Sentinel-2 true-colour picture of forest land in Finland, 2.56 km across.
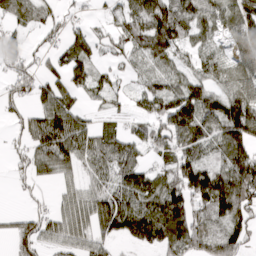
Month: March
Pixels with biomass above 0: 76%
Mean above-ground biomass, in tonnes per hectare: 61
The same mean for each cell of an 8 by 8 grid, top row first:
50 40 13 24 95 103 71 100
49 34 67 30 69 68 38 67
60 40 52 30 36 50 61 80
28 67 42 24 39 109 97 132
20 85 74 69 46 62 55 89
21 35 38 58 63 88 99 109
6 27 63 97 80 102 73 81
60 48 49 44 72 93 90 71
